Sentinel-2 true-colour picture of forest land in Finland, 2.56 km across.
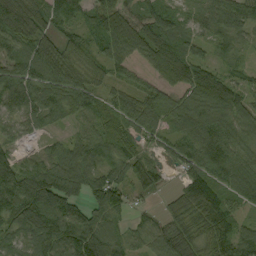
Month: September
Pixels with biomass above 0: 91%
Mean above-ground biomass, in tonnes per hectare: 69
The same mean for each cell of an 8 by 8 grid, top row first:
115 80 52 73 71 35 56 77
83 62 58 91 88 56 44 41
106 79 54 45 34 58 63 32
78 73 65 56 86 71 87 75
41 27 64 62 36 53 91 63
117 110 100 68 70 19 83 85
122 137 80 91 16 36 72 44
65 105 99 57 48 91 67 84
